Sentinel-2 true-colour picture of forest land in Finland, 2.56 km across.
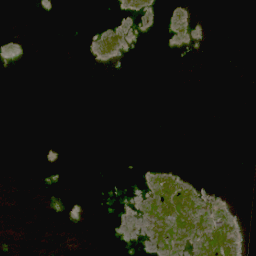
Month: June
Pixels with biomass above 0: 10%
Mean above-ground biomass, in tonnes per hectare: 4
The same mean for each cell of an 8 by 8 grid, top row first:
0 0 0 0 3 1 0 0
0 0 0 15 0 1 1 0
0 0 0 0 0 0 0 0
0 0 0 0 0 0 0 0
0 0 0 0 0 0 0 0
0 0 0 0 2 17 0 0
0 0 0 0 8 67 31 1
0 0 0 0 6 36 53 14
